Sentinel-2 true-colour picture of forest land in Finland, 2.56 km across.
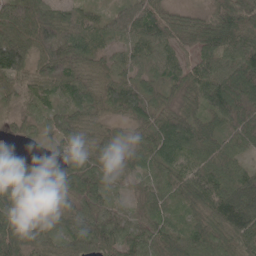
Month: May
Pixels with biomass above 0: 93%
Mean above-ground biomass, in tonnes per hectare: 65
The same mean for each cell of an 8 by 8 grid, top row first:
106 83 54 34 78 41 51 96
130 94 79 49 71 59 71 98
67 76 56 67 53 51 97 119
37 39 50 48 79 56 82 106
11 17 45 41 57 86 71 55
88 47 79 29 36 58 86 63
52 20 66 50 47 33 73 113
91 46 59 66 66 70 74 78
